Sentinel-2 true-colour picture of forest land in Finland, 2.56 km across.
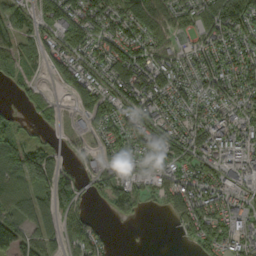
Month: September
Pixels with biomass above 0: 74%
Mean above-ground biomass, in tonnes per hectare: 79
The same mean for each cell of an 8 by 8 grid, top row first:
68 96 137 109 142 85 109 130
56 66 92 101 114 59 88 74
47 20 91 103 134 95 85 89
24 40 55 84 107 80 89 75
94 52 19 66 101 109 102 81
99 101 62 68 47 84 74 67
85 89 56 52 20 94 124 70
137 90 96 23 1 9 89 70
